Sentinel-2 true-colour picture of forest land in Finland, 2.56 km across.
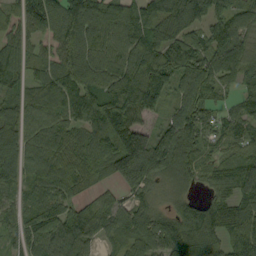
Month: September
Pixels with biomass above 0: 85%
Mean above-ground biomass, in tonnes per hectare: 94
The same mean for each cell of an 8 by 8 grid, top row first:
44 133 107 76 89 147 91 34
31 28 153 92 121 108 99 41
69 85 161 138 158 102 141 65
88 82 90 150 88 86 82 73
117 93 70 118 134 145 60 74
83 97 73 82 116 98 47 121
56 94 59 63 80 70 111 91
50 100 103 60 99 162 141 102
